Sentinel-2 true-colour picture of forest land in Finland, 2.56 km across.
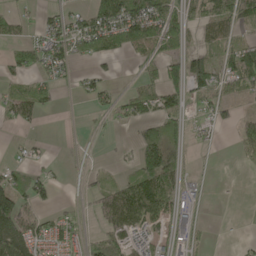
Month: May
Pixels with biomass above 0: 54%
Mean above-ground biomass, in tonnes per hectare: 47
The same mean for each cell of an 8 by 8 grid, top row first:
37 23 47 123 117 56 70 75
46 81 48 55 50 47 31 60
36 35 27 17 27 58 89 80
56 17 4 28 56 70 33 25
8 9 7 5 92 84 8 35
50 33 15 16 104 73 2 2
126 28 15 110 108 47 5 1
140 64 38 84 35 40 11 8
